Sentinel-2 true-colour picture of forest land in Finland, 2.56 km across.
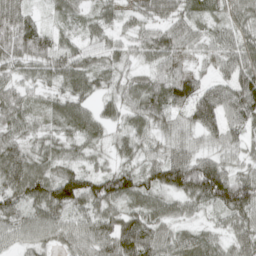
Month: April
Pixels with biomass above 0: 91%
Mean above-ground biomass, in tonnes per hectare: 53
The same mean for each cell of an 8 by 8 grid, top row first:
73 18 30 25 45 49 29 46
58 57 39 37 44 60 39 61
40 38 52 33 46 91 37 74
60 31 49 30 62 55 101 79
53 36 36 30 32 42 29 42
87 65 67 78 62 91 113 51
53 75 53 45 51 35 38 90
39 41 55 81 88 50 46 54
